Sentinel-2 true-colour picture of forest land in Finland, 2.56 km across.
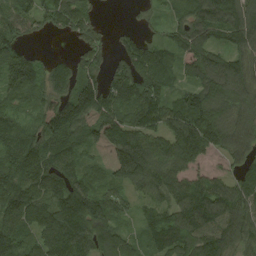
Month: August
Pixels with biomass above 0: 89%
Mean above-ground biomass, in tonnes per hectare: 99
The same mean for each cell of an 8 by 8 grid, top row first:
98 72 85 1 23 47 133 140
79 7 50 41 93 93 112 94
134 91 101 95 127 57 114 126
65 122 148 117 122 101 119 82
113 98 75 179 125 137 153 87
114 116 80 81 108 128 153 68
105 108 142 104 44 100 134 105
111 116 110 99 56 110 96 85
